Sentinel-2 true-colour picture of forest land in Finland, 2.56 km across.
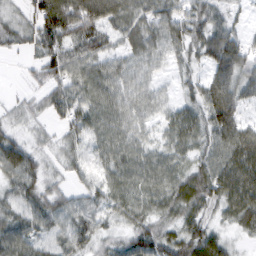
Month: February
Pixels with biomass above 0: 89%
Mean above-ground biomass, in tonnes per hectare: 59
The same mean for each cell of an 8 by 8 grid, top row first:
30 96 124 79 71 68 68 21
31 69 73 41 61 50 92 85
3 57 67 63 37 24 70 87
25 35 61 67 45 33 91 70
51 22 39 67 46 48 65 114
67 36 29 52 67 63 71 108
48 59 48 47 56 68 57 90
74 39 54 36 80 73 83 17
